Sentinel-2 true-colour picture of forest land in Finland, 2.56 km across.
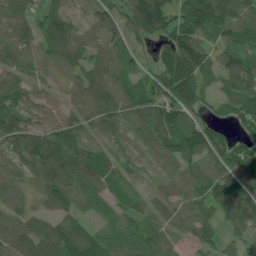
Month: July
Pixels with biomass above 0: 89%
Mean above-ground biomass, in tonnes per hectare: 79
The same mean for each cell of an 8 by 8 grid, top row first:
68 66 34 70 180 102 188 123
79 50 61 57 33 135 79 97
72 35 51 69 60 120 45 102
95 62 57 80 83 102 41 75
85 124 82 34 49 108 120 51
72 105 91 77 20 58 76 98
74 60 57 55 45 51 68 124
107 122 136 72 76 49 56 63
